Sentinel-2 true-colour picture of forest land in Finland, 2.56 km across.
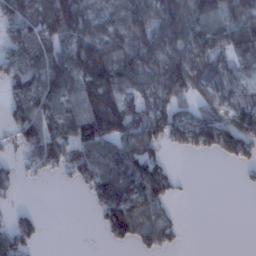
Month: January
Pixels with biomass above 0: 67%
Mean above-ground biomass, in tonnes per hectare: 73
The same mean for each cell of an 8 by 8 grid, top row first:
106 116 125 57 89 114 92 87
72 82 115 93 106 97 88 82
77 123 112 122 99 126 90 47
67 99 101 140 98 73 80 81
36 130 124 110 99 45 69 87
30 25 71 116 151 22 0 7
20 0 0 123 95 12 0 0
91 2 0 37 69 27 0 0
